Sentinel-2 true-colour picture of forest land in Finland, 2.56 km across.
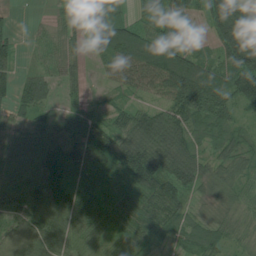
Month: July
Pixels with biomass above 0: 89%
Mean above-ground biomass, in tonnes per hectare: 73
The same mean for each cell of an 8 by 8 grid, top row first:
9 16 85 72 41 81 87 107
39 42 35 109 122 86 30 157
50 52 38 45 88 155 144 134
47 40 59 47 57 90 107 47
74 98 120 97 107 102 45 52
76 114 71 47 109 102 53 52
61 120 100 64 90 69 31 47
46 88 69 56 56 39 68 38
